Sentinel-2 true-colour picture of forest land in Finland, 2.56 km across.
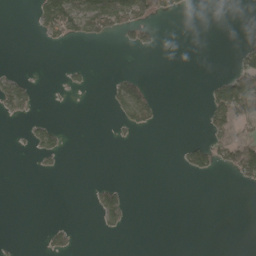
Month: May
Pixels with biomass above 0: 15%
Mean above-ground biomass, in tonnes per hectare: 22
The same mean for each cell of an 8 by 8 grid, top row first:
0 105 118 142 73 16 0 0
0 9 2 0 27 0 0 21
37 1 9 15 25 0 12 111
39 1 0 18 70 0 52 97
1 49 0 5 1 2 54 84
0 5 0 0 0 3 25 45
0 0 0 72 0 0 0 0
3 25 7 1 0 0 0 0
